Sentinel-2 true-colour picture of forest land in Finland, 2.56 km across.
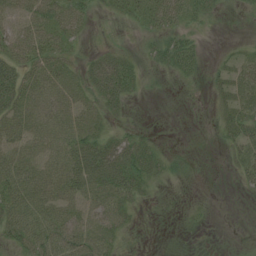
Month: July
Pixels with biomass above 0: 65%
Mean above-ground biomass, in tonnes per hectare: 27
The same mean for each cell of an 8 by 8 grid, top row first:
30 40 27 10 28 33 21 6
35 31 9 16 11 47 5 6
61 37 28 75 17 14 11 24
48 52 37 24 3 1 3 35
40 45 48 45 33 2 1 30
54 47 59 65 46 13 0 16
55 51 38 48 10 6 3 0
35 52 47 28 4 0 0 1
